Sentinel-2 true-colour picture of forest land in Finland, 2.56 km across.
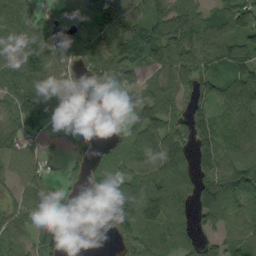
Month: September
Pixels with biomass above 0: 79%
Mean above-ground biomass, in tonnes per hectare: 76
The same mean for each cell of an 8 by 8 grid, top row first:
117 46 94 132 102 117 68 109
81 81 93 89 107 130 101 98
84 85 43 71 54 71 72 94
86 52 26 25 101 61 78 108
65 22 17 43 83 87 102 111
53 51 34 76 89 103 85 90
59 73 11 66 128 98 103 71
68 59 13 30 74 83 41 75
